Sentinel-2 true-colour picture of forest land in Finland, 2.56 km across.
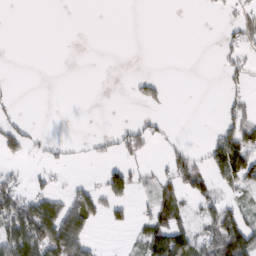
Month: February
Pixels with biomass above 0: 29%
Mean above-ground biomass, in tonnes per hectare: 29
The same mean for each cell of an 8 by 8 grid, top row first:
0 0 0 0 0 0 1 25
0 0 0 0 0 0 0 34
2 0 0 0 35 0 0 22
12 0 0 0 10 0 0 37
35 11 6 19 34 13 32 119
19 13 4 45 19 55 47 91
91 81 87 35 14 54 46 35
122 117 89 0 63 105 51 96
